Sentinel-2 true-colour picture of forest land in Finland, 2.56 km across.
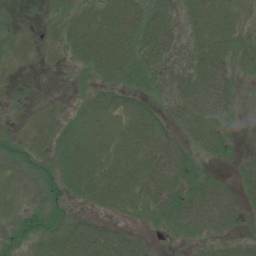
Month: July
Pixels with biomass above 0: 73%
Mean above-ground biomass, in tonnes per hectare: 25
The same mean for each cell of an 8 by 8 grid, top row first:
5 8 24 35 37 18 31 8
13 7 39 50 43 25 39 22
6 1 8 28 28 33 51 13
3 12 20 27 24 27 43 6
14 23 38 30 41 35 33 7
6 17 34 36 39 43 25 16
6 23 8 24 28 47 52 33
12 29 46 40 12 7 19 18
